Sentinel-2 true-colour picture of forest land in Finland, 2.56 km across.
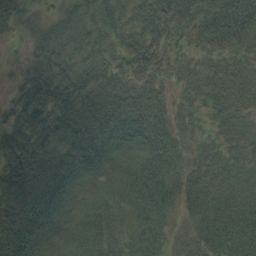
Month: August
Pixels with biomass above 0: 94%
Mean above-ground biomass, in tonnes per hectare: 42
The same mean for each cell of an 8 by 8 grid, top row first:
44 26 45 50 51 50 47 52
5 48 50 42 63 32 35 34
18 65 59 52 48 23 35 30
44 74 66 53 46 28 25 26
61 63 58 36 29 31 20 20
70 78 41 18 42 33 37 23
73 62 20 23 39 26 49 48
76 31 27 27 46 26 46 54
